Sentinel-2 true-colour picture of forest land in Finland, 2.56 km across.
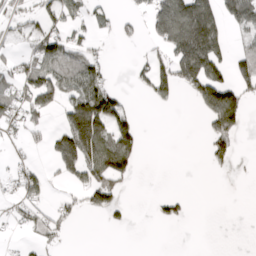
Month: April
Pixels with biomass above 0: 38%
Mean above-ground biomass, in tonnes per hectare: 54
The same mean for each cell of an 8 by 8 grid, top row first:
36 51 38 23 37 205 139 108
18 81 45 6 15 131 189 32
54 104 96 23 34 122 146 75
63 64 185 141 0 4 125 118
15 40 207 127 18 0 55 18
35 35 58 96 0 0 4 1
31 35 31 49 0 29 0 0
6 37 0 0 0 0 0 0
